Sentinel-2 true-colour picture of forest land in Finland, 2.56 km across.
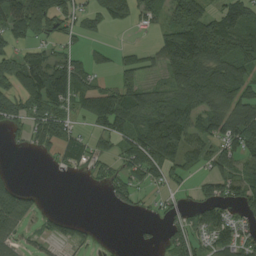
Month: August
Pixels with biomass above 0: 63%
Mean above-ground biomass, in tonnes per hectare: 70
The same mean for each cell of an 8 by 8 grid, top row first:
111 124 63 71 51 77 91 93
48 44 28 25 26 163 150 122
95 161 90 33 51 86 122 108
72 117 48 155 118 114 92 112
16 65 74 49 126 101 73 115
14 4 21 53 76 58 68 93
92 6 0 17 19 31 86 54
35 29 34 1 9 60 55 72
